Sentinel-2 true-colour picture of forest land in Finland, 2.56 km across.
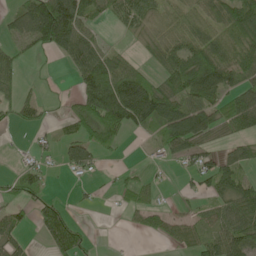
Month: May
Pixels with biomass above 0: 59%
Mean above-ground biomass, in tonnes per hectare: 48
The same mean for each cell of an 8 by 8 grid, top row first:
45 178 97 35 58 31 54 99
33 62 77 19 17 63 90 78
36 3 51 94 53 71 94 53
38 11 46 111 98 76 63 81
2 18 60 27 6 62 37 33
39 25 20 8 15 12 60 51
35 56 8 4 44 12 31 74
37 56 58 1 8 36 47 85
